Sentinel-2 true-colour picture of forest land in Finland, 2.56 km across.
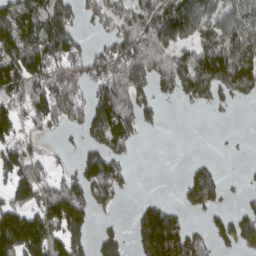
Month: March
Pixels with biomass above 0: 61%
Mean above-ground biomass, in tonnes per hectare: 108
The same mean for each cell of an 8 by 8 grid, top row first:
158 169 77 101 130 167 106 121
199 170 71 82 146 105 144 195
153 121 103 153 135 161 215 209
96 146 101 203 105 3 27 5
86 16 41 141 14 0 0 2
127 58 103 164 0 2 87 10
147 160 167 62 57 50 87 33
271 198 118 56 130 242 88 109
